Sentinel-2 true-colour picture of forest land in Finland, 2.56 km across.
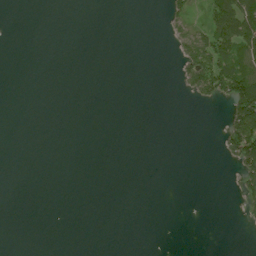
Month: July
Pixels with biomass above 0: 13%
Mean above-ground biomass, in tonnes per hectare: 13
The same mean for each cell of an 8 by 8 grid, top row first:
0 0 0 0 0 28 49 102
0 0 0 0 0 25 92 97
0 0 0 0 0 12 91 102
0 0 0 0 0 0 0 85
0 0 0 0 0 0 0 105
0 0 0 0 0 0 0 41
0 0 0 0 0 0 0 16
0 0 0 0 0 0 0 0
